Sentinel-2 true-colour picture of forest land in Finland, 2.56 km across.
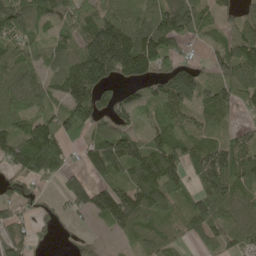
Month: May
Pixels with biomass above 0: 80%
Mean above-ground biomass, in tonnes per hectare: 85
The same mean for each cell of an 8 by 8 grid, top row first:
124 74 100 74 73 124 46 58
82 61 103 237 171 62 41 121
94 67 185 87 80 167 47 126
72 58 122 79 48 86 82 37
87 155 58 134 88 90 72 66
62 76 62 77 141 105 132 91
56 28 61 156 128 50 103 82
58 17 21 17 58 27 52 67
